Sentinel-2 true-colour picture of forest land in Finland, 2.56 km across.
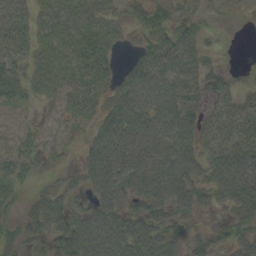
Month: September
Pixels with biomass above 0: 79%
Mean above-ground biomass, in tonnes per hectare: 43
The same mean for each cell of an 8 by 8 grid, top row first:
44 41 48 28 31 27 14 6
39 39 58 30 34 60 16 0
47 46 51 36 71 54 30 9
13 9 40 48 69 63 27 37
20 17 14 70 57 58 38 48
39 12 35 82 73 81 53 82
20 65 33 67 56 58 25 47
31 45 81 85 79 37 32 36
